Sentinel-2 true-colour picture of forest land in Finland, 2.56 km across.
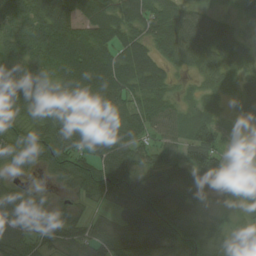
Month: August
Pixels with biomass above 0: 89%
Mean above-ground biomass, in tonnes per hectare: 55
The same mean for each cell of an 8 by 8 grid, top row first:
62 83 58 63 72 57 36 28
57 82 103 79 67 75 62 44
60 54 101 101 87 21 28 38
61 68 74 72 60 38 19 28
61 76 62 64 42 47 77 7
21 19 68 72 46 51 59 23
69 40 28 37 93 61 21 42
61 48 51 53 59 64 54 22
